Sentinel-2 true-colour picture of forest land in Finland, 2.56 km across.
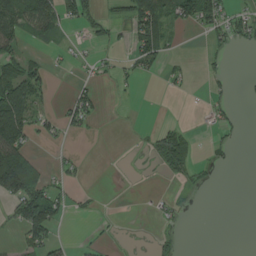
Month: August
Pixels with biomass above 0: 32%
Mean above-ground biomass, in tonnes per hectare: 28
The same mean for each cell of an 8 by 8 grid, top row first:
72 74 62 20 70 56 65 28
39 9 7 18 61 5 13 10
107 32 11 15 9 13 10 2
125 23 53 0 1 0 15 5
104 13 1 0 7 77 9 5
182 23 11 0 1 22 5 0
66 120 8 1 1 12 0 0
15 68 5 4 1 7 0 0
